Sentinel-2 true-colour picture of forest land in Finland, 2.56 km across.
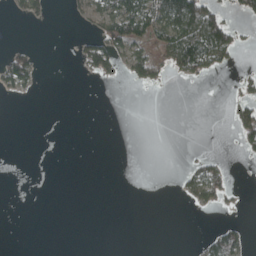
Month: April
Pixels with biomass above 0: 19%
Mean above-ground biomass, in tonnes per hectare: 21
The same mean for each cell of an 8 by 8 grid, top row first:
15 14 18 90 97 118 105 25
23 0 28 79 45 105 112 35
71 0 5 18 48 13 12 19
0 0 0 0 0 0 0 42
0 0 0 0 0 0 1 20
0 0 0 0 0 8 85 0
0 0 0 0 0 1 21 8
0 0 0 0 0 0 29 46
